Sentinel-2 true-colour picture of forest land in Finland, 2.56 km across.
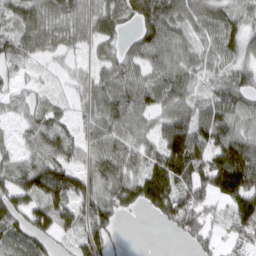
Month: March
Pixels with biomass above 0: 84%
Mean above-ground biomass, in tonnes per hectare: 68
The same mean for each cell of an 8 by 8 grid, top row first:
70 79 63 69 86 89 75 58
59 60 34 36 85 92 56 59
30 12 36 73 65 82 46 62
25 41 18 80 70 78 69 82
36 81 46 84 58 111 81 104
71 122 70 84 89 110 98 162
85 104 72 81 52 111 63 108
56 49 63 45 0 17 61 48
